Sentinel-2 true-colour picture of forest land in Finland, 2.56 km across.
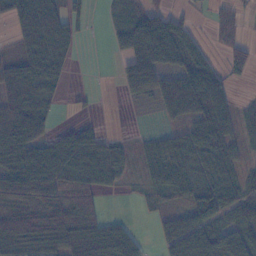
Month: November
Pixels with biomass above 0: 68%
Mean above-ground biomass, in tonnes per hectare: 47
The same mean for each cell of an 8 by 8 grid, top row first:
53 92 32 25 65 29 14 23
23 86 12 15 98 85 25 37
71 59 0 2 74 80 106 21
72 35 5 0 2 60 84 28
86 52 59 25 18 40 79 29
87 88 69 36 21 49 51 34
55 55 60 0 8 20 61 50
65 68 64 61 15 54 68 70
